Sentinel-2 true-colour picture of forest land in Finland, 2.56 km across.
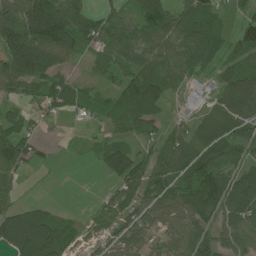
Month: July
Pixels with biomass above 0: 79%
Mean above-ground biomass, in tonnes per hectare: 71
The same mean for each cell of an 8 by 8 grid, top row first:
113 183 86 55 92 85 77 43
164 168 59 74 78 82 77 75
111 81 24 50 144 68 36 91
38 31 26 56 99 19 60 90
80 14 4 66 38 88 105 81
43 3 0 73 83 76 132 72
44 14 3 48 71 70 110 97
74 102 35 59 64 70 82 95
